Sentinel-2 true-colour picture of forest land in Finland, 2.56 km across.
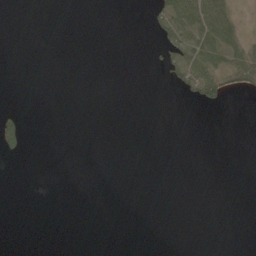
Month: May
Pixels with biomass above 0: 11%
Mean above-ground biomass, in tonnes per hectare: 7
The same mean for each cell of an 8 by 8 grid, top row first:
0 0 0 0 4 54 75 14
0 0 0 0 1 33 47 37
0 0 0 0 0 18 48 39
14 0 0 0 0 0 2 0
33 0 0 0 0 0 0 0
0 0 0 0 0 0 0 0
0 0 0 0 0 0 0 0
0 0 0 0 0 0 0 0
